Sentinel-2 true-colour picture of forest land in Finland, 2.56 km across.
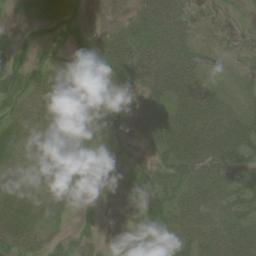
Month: June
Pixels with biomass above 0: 78%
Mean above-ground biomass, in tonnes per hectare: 36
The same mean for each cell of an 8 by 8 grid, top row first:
15 44 34 7 59 70 31 11
43 25 45 51 67 74 22 16
41 25 19 47 58 69 28 22
24 28 17 33 49 51 54 39
28 20 26 28 26 58 58 49
21 26 20 17 39 48 54 48
31 19 14 10 49 53 62 39
31 17 22 4 24 55 42 54
